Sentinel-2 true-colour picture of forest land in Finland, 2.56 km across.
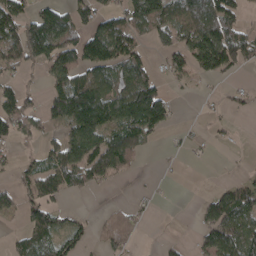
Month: April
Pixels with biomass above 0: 53%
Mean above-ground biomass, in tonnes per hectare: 68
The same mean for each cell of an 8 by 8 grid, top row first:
101 101 74 79 126 98 139 54
94 162 142 151 42 77 188 115
32 58 92 92 98 34 33 8
91 76 198 150 182 22 8 14
36 38 123 117 48 9 12 5
35 82 92 57 2 2 0 17
46 89 10 10 15 0 50 114
31 84 47 45 3 10 70 129
